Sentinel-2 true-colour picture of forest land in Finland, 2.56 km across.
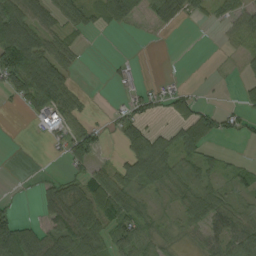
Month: September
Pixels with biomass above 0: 57%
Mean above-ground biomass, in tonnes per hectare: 40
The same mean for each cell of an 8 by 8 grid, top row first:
100 43 39 93 42 47 24 47
169 79 19 0 1 0 0 19
90 117 10 5 8 5 2 12
9 59 41 12 35 37 16 27
1 14 72 7 80 41 11 8
1 8 38 51 64 53 43 28
12 42 75 77 28 22 62 26
106 84 88 61 48 21 36 52
